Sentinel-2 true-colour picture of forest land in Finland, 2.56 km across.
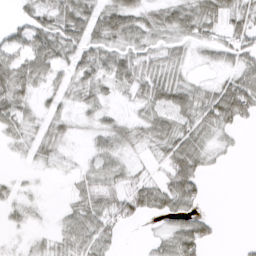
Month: March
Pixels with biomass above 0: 70%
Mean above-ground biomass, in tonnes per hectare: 34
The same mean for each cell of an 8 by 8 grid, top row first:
17 43 67 78 39 46 49 44
43 58 65 39 32 26 23 42
54 36 54 37 50 37 12 50
42 39 17 13 30 60 56 61
20 50 5 39 22 57 28 7
28 6 21 36 17 63 14 0
37 3 41 49 48 58 5 0
5 13 50 33 5 57 29 2
